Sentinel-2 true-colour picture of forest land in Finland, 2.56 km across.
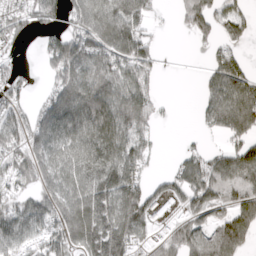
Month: April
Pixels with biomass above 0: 71%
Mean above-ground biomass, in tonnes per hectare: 105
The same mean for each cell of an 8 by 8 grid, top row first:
65 76 111 176 101 27 100 69
24 72 130 158 86 1 27 37
64 44 156 134 91 0 56 125
71 136 181 164 143 5 100 251
93 152 116 186 86 3 16 100
88 130 122 205 65 76 139 172
97 141 185 195 149 45 100 120
101 89 158 232 67 107 97 132
